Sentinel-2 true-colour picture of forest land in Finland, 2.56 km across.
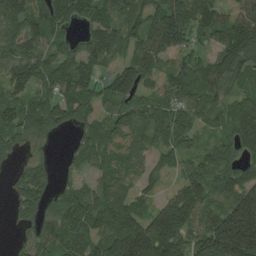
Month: August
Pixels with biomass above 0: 85%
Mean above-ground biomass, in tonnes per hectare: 99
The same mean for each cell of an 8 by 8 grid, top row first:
92 90 81 113 91 180 104 91
105 69 73 111 107 119 59 164
105 80 122 80 75 99 98 77
97 128 109 80 98 86 74 82
56 25 74 96 78 75 51 75
50 78 46 98 63 44 112 105
70 67 145 143 59 135 89 183
31 101 125 157 184 151 141 262
